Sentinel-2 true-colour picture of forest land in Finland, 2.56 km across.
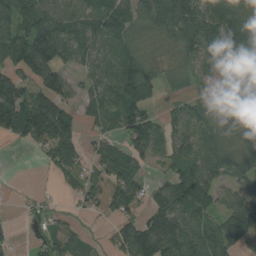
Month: August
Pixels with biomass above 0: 75%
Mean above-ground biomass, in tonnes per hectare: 79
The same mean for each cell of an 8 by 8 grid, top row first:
109 102 90 99 87 125 109 93
103 155 94 94 66 71 112 110
79 96 41 102 127 39 46 92
146 135 40 81 100 45 71 74
24 104 69 52 102 80 92 75
0 14 60 81 46 73 99 75
4 24 24 57 51 111 74 110
15 47 33 37 142 132 123 100
